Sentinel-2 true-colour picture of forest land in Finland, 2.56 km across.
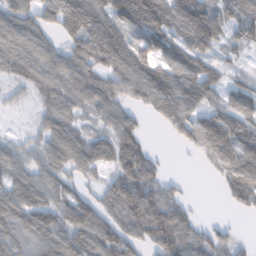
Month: February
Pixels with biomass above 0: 82%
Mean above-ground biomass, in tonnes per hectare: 84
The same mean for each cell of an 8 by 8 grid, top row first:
82 63 142 97 136 125 132 83
94 70 96 138 88 104 92 56
57 87 97 94 128 120 104 36
17 68 65 73 45 113 87 100
38 73 91 106 60 30 140 120
78 69 51 59 132 12 21 128
95 92 98 80 128 103 1 44
77 95 93 104 78 120 70 22
